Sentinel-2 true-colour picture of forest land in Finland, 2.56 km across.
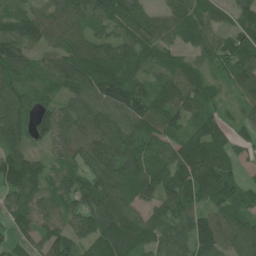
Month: June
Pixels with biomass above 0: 93%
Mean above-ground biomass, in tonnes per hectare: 96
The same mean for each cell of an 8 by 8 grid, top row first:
76 76 93 124 75 94 83 88
128 78 82 98 104 68 85 101
93 72 128 144 82 83 51 88
112 92 109 127 117 95 65 40
85 72 86 136 88 87 141 53
136 88 91 114 109 115 140 51
101 78 105 159 67 98 94 97
52 81 81 160 87 94 122 94
